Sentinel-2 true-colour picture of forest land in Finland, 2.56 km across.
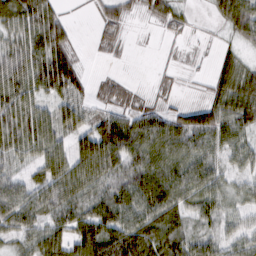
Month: February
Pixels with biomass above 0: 81%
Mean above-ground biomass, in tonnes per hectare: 54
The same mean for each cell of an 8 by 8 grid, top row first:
78 73 3 42 23 33 10 86
61 94 11 13 1 6 5 30
80 95 54 15 2 9 17 70
69 45 58 39 44 36 66 80
61 67 51 92 87 77 57 53
40 58 70 69 88 86 71 34
81 67 68 87 82 65 53 33
36 70 80 97 80 66 43 49
